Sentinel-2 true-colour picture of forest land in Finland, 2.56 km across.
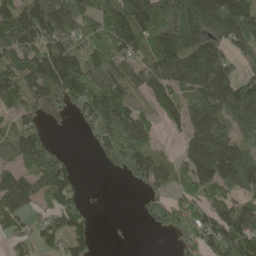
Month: May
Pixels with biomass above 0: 76%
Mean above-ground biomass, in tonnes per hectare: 121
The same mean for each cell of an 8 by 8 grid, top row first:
116 188 155 210 197 204 207 227
113 130 100 162 121 183 155 106
144 186 171 137 97 133 219 108
84 95 95 192 73 76 145 128
113 81 7 179 135 21 172 118
107 173 32 22 147 85 163 204
119 74 68 0 67 110 116 148
47 71 79 7 0 44 138 230
